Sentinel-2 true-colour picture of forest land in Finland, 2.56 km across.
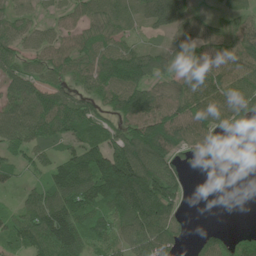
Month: June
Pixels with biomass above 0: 81%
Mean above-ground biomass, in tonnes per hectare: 78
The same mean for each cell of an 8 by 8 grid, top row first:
53 20 61 84 66 92 33 65
70 70 78 69 46 42 71 101
93 73 61 118 88 60 89 87
104 140 107 70 121 98 122 80
90 63 81 107 162 100 84 28
32 61 128 181 149 67 1 5
38 120 108 84 133 49 0 0
72 137 106 67 109 54 40 36
